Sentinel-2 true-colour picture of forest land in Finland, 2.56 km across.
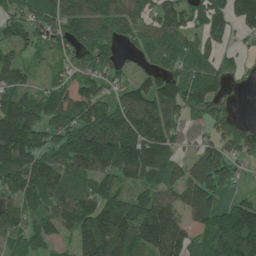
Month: June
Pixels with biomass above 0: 82%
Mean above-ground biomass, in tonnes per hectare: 130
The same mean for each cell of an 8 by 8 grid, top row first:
86 140 160 134 98 135 166 176
87 79 140 97 64 92 79 36
107 50 83 74 57 106 127 33
201 130 124 131 165 110 107 16
263 113 189 230 222 87 93 103
190 183 126 134 135 103 251 52
114 111 149 168 192 157 216 126
103 96 141 205 209 170 102 208
